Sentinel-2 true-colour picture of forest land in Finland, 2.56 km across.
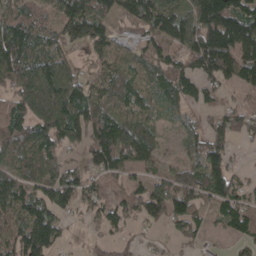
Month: April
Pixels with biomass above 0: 81%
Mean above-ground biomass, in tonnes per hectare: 89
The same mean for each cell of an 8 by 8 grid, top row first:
76 70 154 81 116 104 179 128
134 77 39 93 56 84 156 134
113 166 96 107 58 96 81 101
107 207 122 72 59 46 42 79
125 135 74 157 110 24 108 34
101 82 59 70 61 109 138 44
92 73 49 80 85 110 54 91
110 111 8 38 19 42 25 51
